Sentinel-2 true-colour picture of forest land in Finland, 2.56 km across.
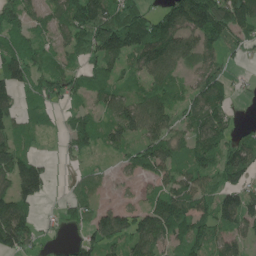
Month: June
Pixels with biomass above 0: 77%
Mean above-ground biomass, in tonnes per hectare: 83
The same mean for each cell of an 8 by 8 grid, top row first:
77 71 154 110 87 152 180 148
71 54 73 134 146 106 89 38
113 85 60 66 61 54 107 17
79 37 43 81 114 69 135 11
74 8 61 71 103 85 113 88
135 69 24 18 49 79 72 107
135 8 55 62 66 132 82 153
136 22 51 93 108 87 88 62
